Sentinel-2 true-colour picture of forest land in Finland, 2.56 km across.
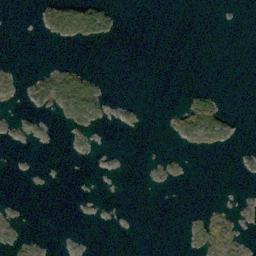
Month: October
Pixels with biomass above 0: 15%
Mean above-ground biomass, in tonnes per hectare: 7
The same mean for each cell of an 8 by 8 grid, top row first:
0 31 60 20 0 0 0 0
0 1 5 0 0 0 0 0
6 31 47 1 0 0 0 0
3 8 37 6 3 13 51 1
2 3 4 0 0 4 21 4
2 0 0 0 2 6 0 2
6 0 0 1 0 0 6 5
7 2 2 0 0 0 37 19
